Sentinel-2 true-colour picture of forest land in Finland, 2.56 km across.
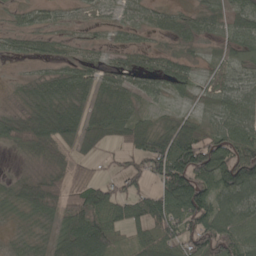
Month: May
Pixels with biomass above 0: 78%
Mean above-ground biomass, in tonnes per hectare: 55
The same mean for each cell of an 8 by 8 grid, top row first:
20 23 10 21 32 27 39 43
28 28 14 31 28 19 12 45
9 39 53 57 40 55 15 41
27 90 67 83 23 17 26 75
62 94 63 33 65 119 95 106
16 41 53 32 75 142 101 131
33 68 94 67 74 102 97 97
11 37 122 51 54 70 115 84
